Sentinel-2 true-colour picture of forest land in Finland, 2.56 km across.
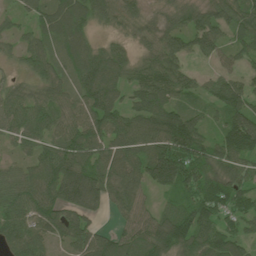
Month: June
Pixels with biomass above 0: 92%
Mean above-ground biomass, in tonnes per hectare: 96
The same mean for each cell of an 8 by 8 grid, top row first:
53 105 111 59 51 58 87 107
44 77 104 66 51 88 81 69
33 82 108 111 101 97 45 66
97 101 81 112 104 106 48 117
58 85 130 95 103 146 81 160
70 142 194 128 123 184 116 87
96 125 148 68 59 97 120 77
93 70 94 94 116 143 132 76
